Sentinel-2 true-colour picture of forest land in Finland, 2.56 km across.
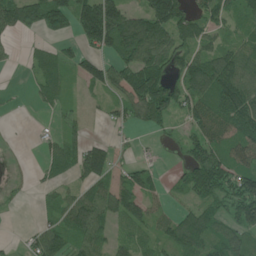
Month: June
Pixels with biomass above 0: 68%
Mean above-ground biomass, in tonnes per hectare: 69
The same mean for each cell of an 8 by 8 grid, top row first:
106 131 135 153 102 131 72 56
11 30 54 109 139 95 67 61
1 66 51 82 118 74 135 116
2 19 18 36 99 69 110 140
2 26 59 39 8 27 114 89
2 26 67 78 66 30 128 81
7 34 111 111 76 26 64 76
7 90 72 49 47 82 73 58
